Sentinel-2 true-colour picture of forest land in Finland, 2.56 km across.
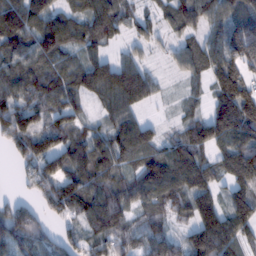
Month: February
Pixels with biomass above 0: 85%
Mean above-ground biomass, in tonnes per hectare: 89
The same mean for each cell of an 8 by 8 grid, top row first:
137 104 75 96 44 81 100 80
106 121 77 34 40 47 77 128
84 95 97 138 102 18 67 136
119 84 53 86 39 17 64 195
81 90 79 103 102 76 106 124
17 104 109 94 113 133 97 139
61 58 99 120 82 87 115 96
90 60 59 89 66 57 151 90
